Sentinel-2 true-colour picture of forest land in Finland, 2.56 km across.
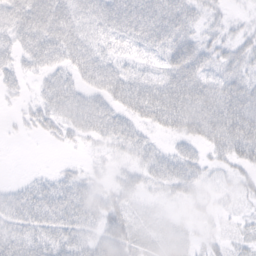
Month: February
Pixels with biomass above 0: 78%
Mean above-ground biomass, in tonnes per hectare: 35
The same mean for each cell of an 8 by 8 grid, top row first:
53 74 42 50 50 41 15 6
33 61 53 22 24 55 32 25
20 28 39 57 44 64 43 42
7 37 63 48 56 80 79 77
1 6 11 27 30 18 42 63
1 12 23 14 30 50 16 22
34 50 46 41 14 6 11 14
39 35 35 64 26 23 13 18
